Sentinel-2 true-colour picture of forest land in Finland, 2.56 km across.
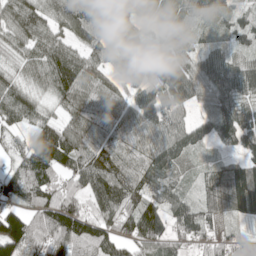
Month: May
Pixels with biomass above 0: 91%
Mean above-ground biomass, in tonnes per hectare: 95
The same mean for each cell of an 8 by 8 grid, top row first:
124 96 108 131 70 50 61 49
80 121 73 78 70 78 57 60
64 104 125 68 103 150 117 116
113 47 96 97 103 100 88 112
54 131 97 92 95 95 52 97
83 105 100 116 90 48 58 148
80 139 91 111 125 98 81 109
168 138 154 101 109 75 83 50
